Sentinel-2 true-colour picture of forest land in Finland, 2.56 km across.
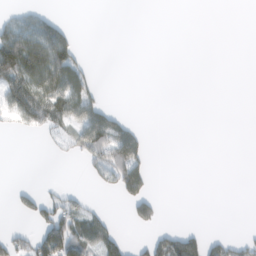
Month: February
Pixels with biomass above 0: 26%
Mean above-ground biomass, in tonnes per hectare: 31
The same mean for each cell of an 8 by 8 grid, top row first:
23 35 0 0 0 0 0 0
138 137 32 0 0 0 0 0
102 106 71 0 0 0 0 0
67 100 83 39 0 0 0 0
0 13 72 130 36 0 0 0
0 0 5 75 73 0 0 0
26 58 53 3 61 0 0 0
41 120 86 57 21 76 37 24
